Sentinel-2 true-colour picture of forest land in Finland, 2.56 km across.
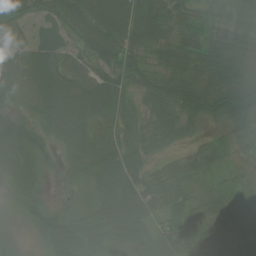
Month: July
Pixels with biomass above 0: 94%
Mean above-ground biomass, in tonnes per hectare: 54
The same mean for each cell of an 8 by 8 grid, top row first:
41 42 77 95 91 40 28 73
46 68 38 73 55 52 69 71
53 57 58 58 41 74 69 68
35 62 73 44 40 69 53 76
62 26 54 47 54 34 33 31
46 15 34 77 66 67 42 28
10 30 27 77 82 68 45 37
10 50 73 61 64 86 52 50
